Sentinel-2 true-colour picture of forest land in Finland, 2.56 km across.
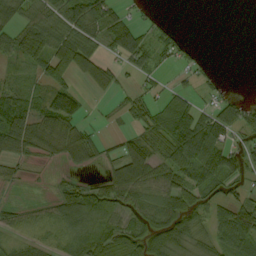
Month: September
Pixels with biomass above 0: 68%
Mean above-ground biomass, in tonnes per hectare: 49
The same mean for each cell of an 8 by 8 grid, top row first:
60 66 92 66 15 1 0 0
72 88 97 52 62 33 1 0
24 71 44 41 18 13 21 0
96 95 56 11 47 75 44 66
68 47 79 16 59 87 83 32
21 8 17 51 76 63 66 44
26 26 84 51 61 72 49 59
21 22 57 78 73 81 45 71
